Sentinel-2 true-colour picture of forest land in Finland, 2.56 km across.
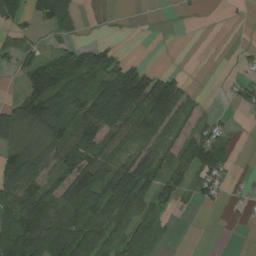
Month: August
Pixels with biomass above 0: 59%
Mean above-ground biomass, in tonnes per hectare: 63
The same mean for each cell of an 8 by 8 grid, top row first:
68 83 29 1 1 3 0 3
43 20 64 34 0 0 0 9
11 140 108 116 119 59 0 19
87 115 86 168 140 105 16 13
67 84 123 75 67 53 101 8
106 71 132 108 116 61 60 6
111 107 113 117 85 29 12 8
169 135 126 75 62 3 0 0
